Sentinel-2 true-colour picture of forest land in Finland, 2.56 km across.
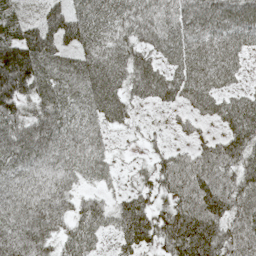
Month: May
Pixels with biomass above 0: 88%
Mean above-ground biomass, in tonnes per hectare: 68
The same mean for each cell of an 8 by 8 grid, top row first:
54 66 83 76 71 72 88 86
128 101 77 67 61 66 64 53
157 85 81 73 76 63 64 29
74 83 59 63 18 27 43 82
97 94 72 28 19 22 46 85
66 61 46 32 42 91 85 81
71 76 49 47 71 72 97 76
80 56 70 29 72 90 94 76
